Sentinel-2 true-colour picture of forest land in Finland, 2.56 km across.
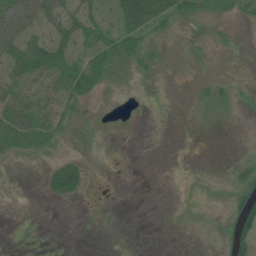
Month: July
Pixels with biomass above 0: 37%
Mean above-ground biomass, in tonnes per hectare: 17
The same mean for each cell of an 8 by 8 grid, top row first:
54 58 53 19 78 46 23 9
62 65 46 39 26 3 7 4
47 40 38 15 4 1 7 2
51 33 13 1 0 1 15 1
32 22 2 1 0 0 0 0
1 24 32 0 0 0 1 14
0 1 0 0 0 0 0 36
0 0 0 0 0 0 0 33
